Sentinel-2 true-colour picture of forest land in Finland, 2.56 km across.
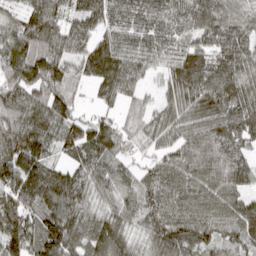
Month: March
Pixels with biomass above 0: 94%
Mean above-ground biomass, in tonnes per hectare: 86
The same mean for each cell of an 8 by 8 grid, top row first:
52 107 68 68 80 75 97 73
125 102 63 95 58 59 88 98
101 122 46 116 40 95 111 108
89 98 41 34 45 78 107 106
118 87 123 96 36 71 101 71
102 108 70 75 56 96 101 81
100 96 84 58 77 84 92 85
103 137 68 116 57 124 89 84
